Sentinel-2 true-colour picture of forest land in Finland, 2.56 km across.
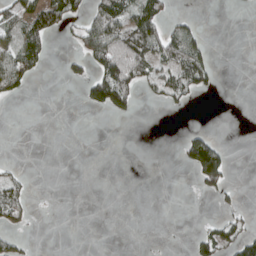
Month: April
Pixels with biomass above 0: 25%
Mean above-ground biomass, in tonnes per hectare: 24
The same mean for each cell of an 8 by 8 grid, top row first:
54 84 35 87 89 12 0 0
69 33 36 100 86 74 26 0
56 1 26 119 44 62 41 0
0 0 3 49 0 8 0 0
0 0 0 0 0 8 68 0
17 0 0 0 0 0 86 0
47 0 0 0 0 0 1 14
24 0 0 0 0 0 49 61
